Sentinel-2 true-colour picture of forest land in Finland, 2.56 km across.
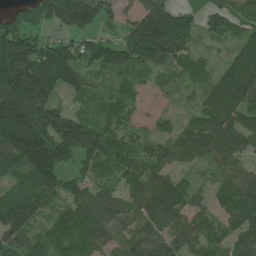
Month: June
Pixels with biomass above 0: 89%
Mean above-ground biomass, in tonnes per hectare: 121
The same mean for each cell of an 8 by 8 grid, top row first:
102 126 220 70 138 165 90 108
204 140 94 117 205 164 33 99
261 232 97 54 44 60 92 185
250 162 45 88 23 38 122 127
204 187 221 130 83 112 138 103
97 161 93 88 123 69 48 102
145 80 132 117 112 115 72 153
101 127 163 78 108 91 107 115
